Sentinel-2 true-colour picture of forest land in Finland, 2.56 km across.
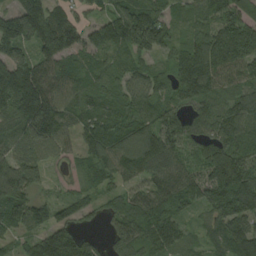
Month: August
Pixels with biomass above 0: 92%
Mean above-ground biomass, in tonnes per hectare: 119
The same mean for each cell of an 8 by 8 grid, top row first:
159 148 58 120 168 72 113 124
135 122 102 131 146 100 190 156
197 141 92 99 106 132 149 89
170 178 109 118 113 115 105 121
95 109 73 153 184 134 138 127
146 43 47 101 108 106 139 186
149 81 66 65 142 98 104 158
58 121 87 74 114 92 71 168
